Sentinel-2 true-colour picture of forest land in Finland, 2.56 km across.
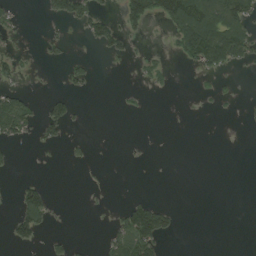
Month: August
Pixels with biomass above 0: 21%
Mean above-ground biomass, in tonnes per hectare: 24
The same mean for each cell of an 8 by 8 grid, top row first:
19 22 60 26 94 114 115 98
19 15 2 41 5 31 117 84
24 1 28 0 13 5 9 4
93 36 7 1 4 0 2 3
29 20 9 0 2 0 0 0
7 1 1 1 0 0 0 0
32 54 0 6 66 14 0 0
40 14 3 41 117 9 0 0
